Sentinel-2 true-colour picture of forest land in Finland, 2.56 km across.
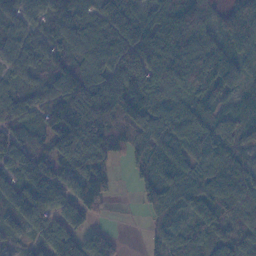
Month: November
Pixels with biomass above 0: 87%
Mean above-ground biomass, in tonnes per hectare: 80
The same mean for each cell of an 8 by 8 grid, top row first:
49 54 86 117 68 107 64 104
57 60 95 116 146 179 108 63
51 73 123 91 103 117 127 66
75 76 124 135 112 84 49 44
76 58 174 93 70 85 87 48
58 63 71 43 72 85 76 75
68 79 106 20 47 64 69 88
28 76 80 47 15 66 67 63
